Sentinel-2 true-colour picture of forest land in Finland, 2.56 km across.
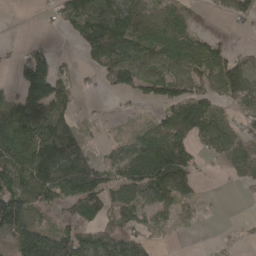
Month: April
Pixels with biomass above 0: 66%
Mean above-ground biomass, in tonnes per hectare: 67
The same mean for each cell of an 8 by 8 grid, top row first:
1 14 102 85 65 48 6 42
12 33 30 130 80 70 71 21
42 143 19 58 77 82 64 134
116 123 16 5 9 100 85 37
90 137 57 25 84 100 66 83
96 126 148 62 144 129 8 54
115 43 89 65 75 63 9 1
91 127 107 94 61 5 3 8
